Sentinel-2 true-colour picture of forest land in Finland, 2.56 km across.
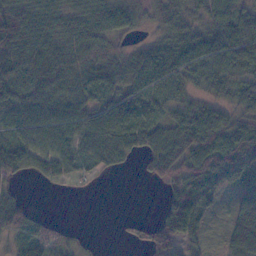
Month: November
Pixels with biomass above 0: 79%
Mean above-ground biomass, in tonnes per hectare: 50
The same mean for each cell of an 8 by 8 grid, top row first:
81 65 58 77 29 48 48 61
76 65 62 34 32 60 67 77
76 82 61 59 58 48 42 49
62 68 60 69 42 46 49 54
58 64 54 69 63 73 75 73
33 36 17 10 16 49 74 44
54 3 0 0 0 89 48 38
45 50 14 2 50 68 15 49
